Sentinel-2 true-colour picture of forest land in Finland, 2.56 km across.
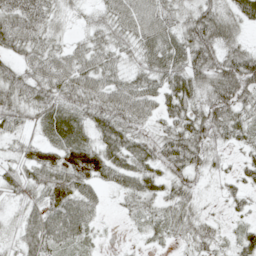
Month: May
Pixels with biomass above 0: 86%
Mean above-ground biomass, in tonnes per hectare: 42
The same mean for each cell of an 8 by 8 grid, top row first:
64 43 16 47 62 39 60 46
45 37 32 42 50 58 65 38
49 55 51 41 49 59 53 79
50 38 34 63 41 48 60 45
27 23 28 59 48 63 47 24
43 49 52 42 52 46 22 30
22 60 53 6 25 39 9 19
31 61 28 2 8 17 39 37
